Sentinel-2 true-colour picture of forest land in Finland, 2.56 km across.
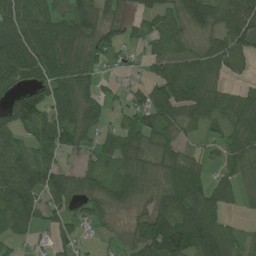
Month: July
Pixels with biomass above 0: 79%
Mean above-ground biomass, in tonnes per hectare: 73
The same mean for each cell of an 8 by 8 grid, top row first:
88 83 101 41 56 70 90 130
131 104 82 62 39 78 68 85
70 67 72 18 47 112 56 28
93 83 85 30 101 88 67 79
63 69 48 61 78 65 35 75
182 86 50 65 70 80 43 57
108 59 35 54 56 101 104 21
34 26 37 25 113 151 137 55
